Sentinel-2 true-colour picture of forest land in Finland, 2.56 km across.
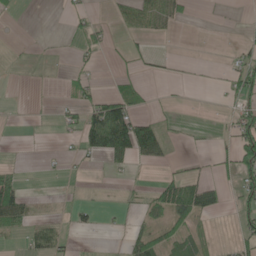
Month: May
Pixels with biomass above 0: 24%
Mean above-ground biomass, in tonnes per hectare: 18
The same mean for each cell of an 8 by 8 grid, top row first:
6 0 14 8 36 22 1 1
0 1 15 9 9 0 0 8
0 1 16 11 11 5 2 39
0 1 32 79 12 3 0 34
0 0 34 96 79 4 2 57
21 3 2 5 2 23 14 45
62 1 13 3 19 61 36 28
6 33 1 1 46 30 9 25
